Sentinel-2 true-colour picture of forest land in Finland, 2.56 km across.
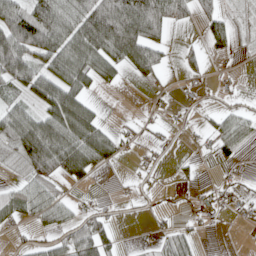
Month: April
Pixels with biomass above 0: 50%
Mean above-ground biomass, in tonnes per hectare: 42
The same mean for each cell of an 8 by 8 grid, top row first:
90 98 93 124 116 52 36 4
107 94 89 99 101 10 20 8
77 91 71 29 27 5 14 6
58 80 100 1 6 11 15 25
64 115 97 53 16 6 17 34
18 69 50 4 13 7 0 7
51 63 21 12 10 3 14 13
8 22 82 30 2 43 1 0
